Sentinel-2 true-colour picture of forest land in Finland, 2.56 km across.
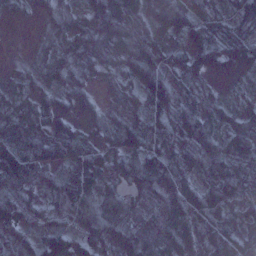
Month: January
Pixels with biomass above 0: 92%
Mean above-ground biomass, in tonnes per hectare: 58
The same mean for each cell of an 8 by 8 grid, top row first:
18 52 73 107 42 55 35 28
3 52 66 57 83 33 82 50
28 65 41 28 96 51 34 15
58 61 38 19 46 84 40 33
127 67 66 47 42 53 67 55
107 54 72 66 62 65 60 50
128 62 85 67 69 88 78 29
35 26 39 63 100 83 66 55
